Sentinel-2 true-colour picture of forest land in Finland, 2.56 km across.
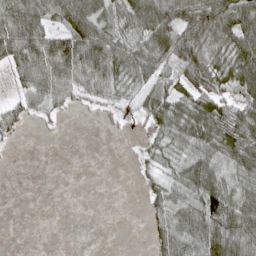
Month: April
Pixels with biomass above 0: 65%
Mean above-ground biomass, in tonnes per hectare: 50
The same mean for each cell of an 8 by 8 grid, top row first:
117 73 85 45 76 78 120 100
106 106 87 73 60 102 78 82
27 91 68 62 48 47 79 83
40 29 10 19 36 61 64 48
9 1 0 0 16 55 68 67
0 0 0 0 15 45 84 66
0 0 0 0 18 74 100 91
0 0 0 0 8 78 110 96
